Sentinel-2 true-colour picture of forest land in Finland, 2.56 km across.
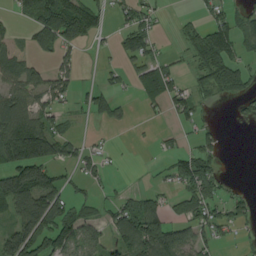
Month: August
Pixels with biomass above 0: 51%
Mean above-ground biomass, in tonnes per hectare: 61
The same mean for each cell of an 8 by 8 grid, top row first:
24 125 143 36 52 12 36 52
57 49 40 17 82 10 109 63
71 64 21 19 83 47 54 45
119 58 22 42 13 41 11 16
202 137 36 9 3 25 36 0
126 98 46 16 2 73 100 1
125 155 39 42 82 56 78 49
134 114 89 57 148 108 51 18
